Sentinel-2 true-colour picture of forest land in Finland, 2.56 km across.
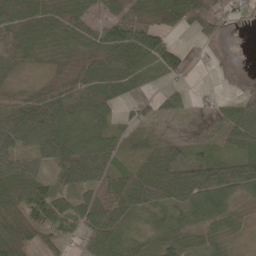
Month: May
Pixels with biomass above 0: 82%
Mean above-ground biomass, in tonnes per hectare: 65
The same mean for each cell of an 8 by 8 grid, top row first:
83 94 73 56 72 80 68 30
83 68 78 105 105 37 22 1
27 66 112 77 57 26 4 26
109 126 76 43 25 31 19 44
97 97 87 52 38 44 32 57
85 49 104 65 88 103 111 94
87 83 62 81 93 66 79 27
106 39 36 87 55 67 37 14
